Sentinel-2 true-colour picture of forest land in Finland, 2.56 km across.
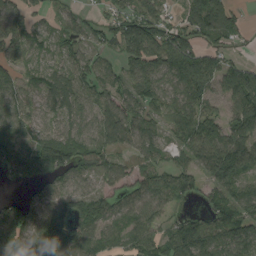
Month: August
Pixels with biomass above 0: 84%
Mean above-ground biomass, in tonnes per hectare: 86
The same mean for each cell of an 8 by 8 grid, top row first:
82 40 46 69 127 51 143 37
79 49 65 61 159 160 73 27
68 70 86 75 114 122 111 135
93 59 76 91 87 88 86 111
104 136 105 81 76 60 131 118
59 83 70 61 62 95 72 86
72 70 84 77 76 38 57 93
115 106 81 51 91 127 117 129
